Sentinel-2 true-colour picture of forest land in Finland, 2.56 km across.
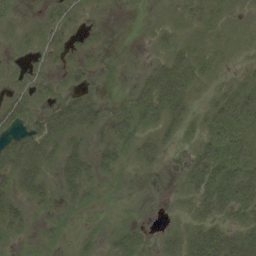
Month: August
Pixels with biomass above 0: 63%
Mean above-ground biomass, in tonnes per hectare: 16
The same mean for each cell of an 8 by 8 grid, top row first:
4 10 9 2 1 6 10 6
5 13 8 4 1 14 12 7
4 9 10 1 16 40 10 8
22 19 39 17 30 28 18 33
32 29 14 22 16 9 29 36
28 16 34 10 3 4 39 37
19 15 12 1 2 3 21 24
9 8 7 12 12 18 40 26
